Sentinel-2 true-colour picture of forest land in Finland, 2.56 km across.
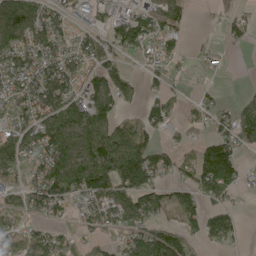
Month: May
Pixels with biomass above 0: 66%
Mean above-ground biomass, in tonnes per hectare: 73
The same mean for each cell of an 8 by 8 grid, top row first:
124 82 43 51 60 60 7 38
115 94 62 76 63 38 14 17
85 112 71 105 32 20 3 1
83 102 106 63 44 37 40 63
122 112 112 155 84 37 70 84
75 147 135 182 139 39 145 69
70 83 40 103 95 74 57 14
73 69 36 39 102 109 52 19
